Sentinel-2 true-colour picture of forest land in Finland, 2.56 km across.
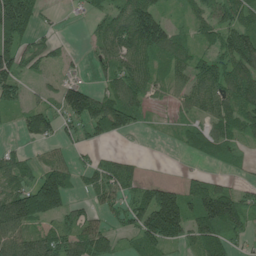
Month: June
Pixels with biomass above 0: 71%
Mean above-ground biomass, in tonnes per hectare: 76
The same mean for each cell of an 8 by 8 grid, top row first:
195 15 15 73 158 22 75 96
102 50 5 94 119 85 55 142
84 24 43 64 72 50 105 119
44 79 127 160 45 24 69 111
16 32 42 17 0 18 72 49
73 110 39 85 33 10 57 12
152 146 40 50 118 156 178 115
107 86 100 50 97 77 145 37
